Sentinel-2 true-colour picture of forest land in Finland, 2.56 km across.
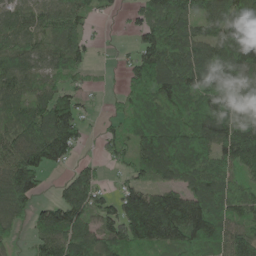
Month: May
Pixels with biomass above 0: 82%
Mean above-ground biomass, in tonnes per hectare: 99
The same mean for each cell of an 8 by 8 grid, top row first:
69 81 63 14 83 144 102 155
78 70 74 5 102 114 90 142
97 59 37 5 126 151 106 93
81 135 68 24 77 84 128 102
103 191 51 62 115 173 148 215
155 40 80 17 59 108 107 80
116 68 120 83 205 197 145 80
36 116 104 120 135 126 118 112
